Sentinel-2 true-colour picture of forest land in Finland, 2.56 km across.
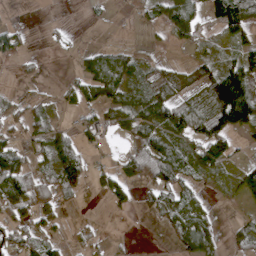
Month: April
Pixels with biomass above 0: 55%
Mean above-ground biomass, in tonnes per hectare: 41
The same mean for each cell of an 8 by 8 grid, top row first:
1 1 2 7 33 85 38 88
33 6 14 29 15 14 12 41
10 5 38 62 33 34 79 125
32 25 34 38 50 88 105 155
39 58 48 7 72 55 87 11
109 37 60 40 60 66 23 34
61 47 4 19 16 57 21 9
56 37 14 8 0 33 45 25
